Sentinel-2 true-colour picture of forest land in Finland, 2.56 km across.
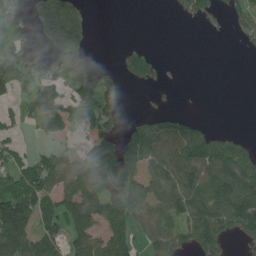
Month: June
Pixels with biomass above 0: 56%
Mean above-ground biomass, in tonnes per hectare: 82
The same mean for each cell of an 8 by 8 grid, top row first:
58 186 69 0 0 16 51 73
88 88 99 1 23 0 0 15
134 105 117 58 51 2 0 0
36 138 113 83 23 42 0 0
57 37 52 119 161 157 120 51
106 143 127 174 101 130 133 146
180 97 121 118 99 102 132 131
152 111 92 104 52 90 127 43
